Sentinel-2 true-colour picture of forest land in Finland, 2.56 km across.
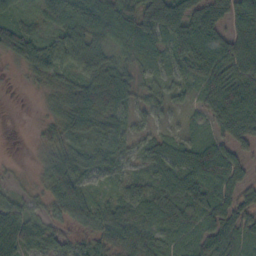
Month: October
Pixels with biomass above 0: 87%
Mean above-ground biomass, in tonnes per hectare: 53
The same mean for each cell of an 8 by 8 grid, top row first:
53 36 80 95 65 71 67 68
87 62 68 43 61 60 79 74
3 35 58 84 34 30 84 79
0 17 93 69 27 17 47 91
0 38 44 53 34 41 51 37
7 54 65 34 39 64 82 42
45 38 80 46 59 49 68 53
91 54 26 59 60 35 67 52
